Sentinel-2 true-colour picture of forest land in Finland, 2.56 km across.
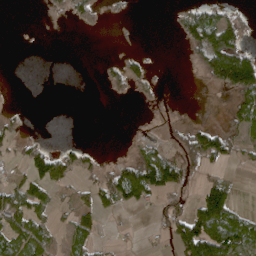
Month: April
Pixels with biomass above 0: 36%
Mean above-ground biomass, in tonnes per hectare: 35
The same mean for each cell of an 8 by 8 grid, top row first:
0 9 30 7 0 20 65 25
0 0 0 2 2 3 118 71
0 0 0 27 35 0 37 149
11 0 0 0 2 4 0 61
29 15 18 0 29 24 98 36
22 79 27 62 116 75 28 5
69 34 43 39 21 54 139 25
60 33 43 6 3 79 153 95
